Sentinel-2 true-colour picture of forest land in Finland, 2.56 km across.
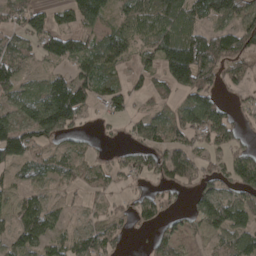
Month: April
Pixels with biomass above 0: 72%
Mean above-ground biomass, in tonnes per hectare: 64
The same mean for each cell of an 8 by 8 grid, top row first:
51 52 116 59 84 99 95 102
67 67 63 89 33 117 124 75
85 73 84 66 20 105 74 47
60 167 83 40 32 65 116 24
120 53 25 10 61 68 66 38
38 46 40 45 49 76 49 87
41 50 17 35 55 30 94 83
59 51 51 52 12 59 35 76
